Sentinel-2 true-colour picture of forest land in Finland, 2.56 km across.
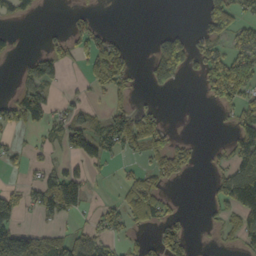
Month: October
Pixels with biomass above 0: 41%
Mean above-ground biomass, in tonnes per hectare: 48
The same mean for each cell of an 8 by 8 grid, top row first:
34 0 19 0 0 0 85 57
13 31 43 81 0 137 56 81
20 64 13 83 17 55 74 173
77 70 29 41 40 0 0 56
20 25 90 61 70 40 4 85
9 59 52 8 40 36 12 101
68 69 61 42 82 16 10 81
142 67 67 40 13 83 4 42
